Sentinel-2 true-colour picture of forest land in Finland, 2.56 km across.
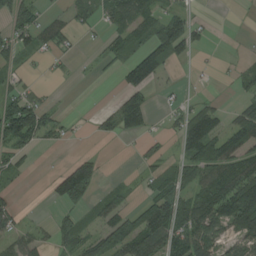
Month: August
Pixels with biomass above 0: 52%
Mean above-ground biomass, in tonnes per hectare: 58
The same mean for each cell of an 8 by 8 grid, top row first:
84 34 40 71 78 64 6 2
62 49 11 38 74 104 16 4
27 6 4 7 88 9 4 31
145 55 3 66 97 30 87 52
80 21 4 4 22 38 133 83
27 23 151 7 29 72 91 146
38 5 58 62 75 99 140 190
63 38 83 104 120 119 88 62
